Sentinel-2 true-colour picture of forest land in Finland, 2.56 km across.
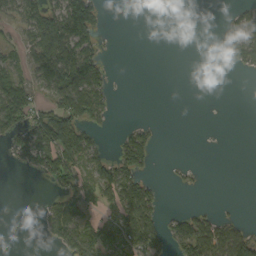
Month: September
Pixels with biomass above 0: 40%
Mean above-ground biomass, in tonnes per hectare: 41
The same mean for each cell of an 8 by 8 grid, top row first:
45 82 138 1 0 0 0 33
38 105 108 1 0 0 0 80
70 95 133 27 0 0 0 0
120 65 95 28 0 0 0 0
58 94 108 18 74 0 0 0
1 59 60 87 52 8 2 0
0 35 50 44 95 4 12 2
0 21 98 58 89 64 98 78
